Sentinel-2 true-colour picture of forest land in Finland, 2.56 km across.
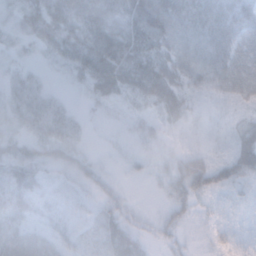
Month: November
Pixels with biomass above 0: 81%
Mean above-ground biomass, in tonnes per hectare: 34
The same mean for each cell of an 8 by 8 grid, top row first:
26 49 42 40 74 72 49 66
15 25 46 83 58 74 78 59
21 8 24 63 60 53 55 76
27 36 8 7 15 30 9 17
27 31 16 6 16 10 12 40
37 16 20 7 13 39 78 43
41 21 15 21 5 29 11 9
61 50 22 34 14 11 11 18
